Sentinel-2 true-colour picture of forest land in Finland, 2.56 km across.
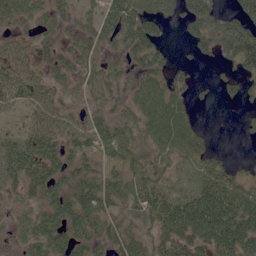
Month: June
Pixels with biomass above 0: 76%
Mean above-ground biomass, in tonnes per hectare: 41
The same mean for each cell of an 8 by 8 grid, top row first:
28 31 24 47 62 33 55 58
30 29 43 32 59 9 37 80
57 33 37 32 39 32 5 31
20 43 28 33 50 51 1 7
35 49 45 78 38 54 21 2
39 52 38 45 63 22 50 22
13 49 63 39 48 61 83 71
15 61 41 46 37 60 65 76
